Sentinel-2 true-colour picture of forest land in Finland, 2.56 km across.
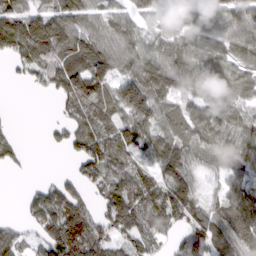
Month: March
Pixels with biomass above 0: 80%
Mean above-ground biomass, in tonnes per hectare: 79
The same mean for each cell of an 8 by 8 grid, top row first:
101 94 84 59 49 59 89 87
111 111 106 82 71 81 72 90
17 73 140 103 113 93 100 87
4 2 85 83 110 51 86 69
44 17 89 103 81 83 64 94
6 7 63 83 69 130 28 65
5 138 84 100 104 140 57 107
82 110 133 76 79 54 106 93
